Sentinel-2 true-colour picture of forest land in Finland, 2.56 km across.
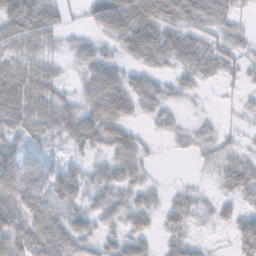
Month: November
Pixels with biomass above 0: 78%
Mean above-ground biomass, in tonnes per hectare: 33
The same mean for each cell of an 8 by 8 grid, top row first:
53 41 9 79 76 54 49 25
30 18 21 17 64 54 40 26
57 46 22 57 33 21 19 17
54 53 57 72 25 16 5 10
28 20 40 54 22 11 21 14
37 45 39 34 21 1 5 43
32 15 30 38 32 28 12 21
54 26 34 23 29 22 5 36
